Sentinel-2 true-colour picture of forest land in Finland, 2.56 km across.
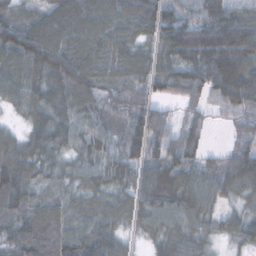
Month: November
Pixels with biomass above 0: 93%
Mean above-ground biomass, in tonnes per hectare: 77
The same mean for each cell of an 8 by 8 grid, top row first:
69 74 102 88 106 80 88 93
105 130 85 80 51 123 161 163
77 94 98 54 64 79 102 170
27 86 72 44 69 23 34 58
59 95 58 54 92 82 33 50
109 52 50 55 56 83 66 114
89 74 54 41 65 75 58 45
87 97 100 58 29 78 49 62
